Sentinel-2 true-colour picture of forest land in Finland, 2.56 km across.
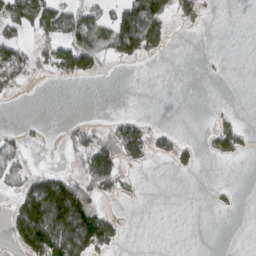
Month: March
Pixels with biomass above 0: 29%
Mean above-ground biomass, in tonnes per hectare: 38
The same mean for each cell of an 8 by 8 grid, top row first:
94 106 104 74 125 42 9 0
73 52 147 82 81 1 0 0
58 7 26 1 0 0 2 0
0 0 0 5 6 0 3 7
26 2 55 86 78 30 23 42
39 64 53 83 2 4 0 0
70 163 135 11 0 0 3 3
54 143 129 51 0 0 0 0
